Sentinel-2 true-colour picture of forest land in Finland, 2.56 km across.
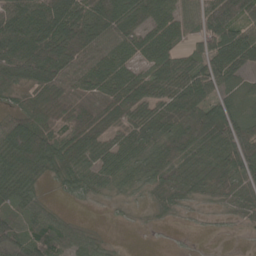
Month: May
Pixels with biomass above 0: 84%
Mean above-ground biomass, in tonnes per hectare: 57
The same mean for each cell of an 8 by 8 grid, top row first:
84 104 76 98 79 45 74 78
97 106 90 57 51 37 61 89
58 81 51 62 64 79 76 36
45 53 42 39 67 80 71 39
115 98 78 60 57 87 83 77
108 38 56 50 53 57 51 59
56 26 4 9 9 19 10 32
69 73 37 5 1 2 2 3
